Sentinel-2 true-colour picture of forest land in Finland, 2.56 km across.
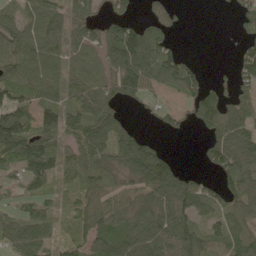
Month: May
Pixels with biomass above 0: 74%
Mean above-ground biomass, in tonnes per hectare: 69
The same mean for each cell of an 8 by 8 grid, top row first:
52 106 69 57 29 22 0 63
94 96 75 112 138 33 0 33
82 88 78 83 116 97 26 57
94 62 82 62 15 29 78 74
120 65 78 84 86 1 48 94
44 76 65 55 122 92 28 94
40 51 65 77 71 101 66 61
76 56 58 90 105 97 73 64
